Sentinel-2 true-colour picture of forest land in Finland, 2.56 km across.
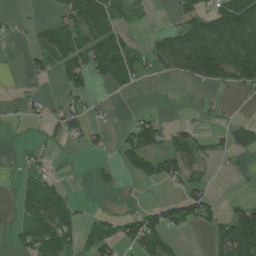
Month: July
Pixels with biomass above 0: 46%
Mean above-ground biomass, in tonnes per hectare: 40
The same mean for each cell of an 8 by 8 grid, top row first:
10 9 89 54 10 31 63 104
4 69 70 93 24 91 102 83
4 20 56 57 15 24 76 65
4 24 47 5 16 2 14 3
6 17 15 16 106 55 34 34
13 28 1 15 51 60 21 7
21 73 11 3 29 59 48 46
21 78 36 59 96 21 20 115
